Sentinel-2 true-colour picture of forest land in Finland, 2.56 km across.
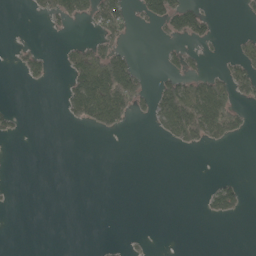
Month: May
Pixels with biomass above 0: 21%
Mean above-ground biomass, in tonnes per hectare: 26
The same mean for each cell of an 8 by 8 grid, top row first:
0 32 42 89 37 92 33 4
9 5 43 54 0 21 9 32
3 24 84 134 34 52 62 70
22 0 73 127 19 146 136 42
1 0 0 0 0 29 36 7
0 0 0 0 0 0 1 8
1 0 0 0 0 0 27 31
0 0 0 2 5 0 0 0
